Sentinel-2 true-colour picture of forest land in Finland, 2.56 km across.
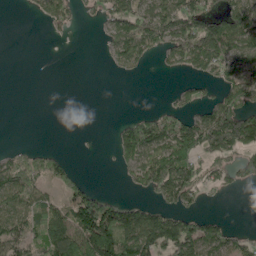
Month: May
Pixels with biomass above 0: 49%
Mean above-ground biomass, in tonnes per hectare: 69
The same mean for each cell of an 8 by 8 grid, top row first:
0 52 18 73 107 120 106 110
0 0 0 61 109 110 142 101
0 0 0 3 4 9 46 95
0 0 0 0 23 43 61 130
8 4 0 31 174 176 141 146
128 75 25 3 117 163 70 56
99 62 140 116 78 57 8 1
80 107 146 216 153 171 108 35
